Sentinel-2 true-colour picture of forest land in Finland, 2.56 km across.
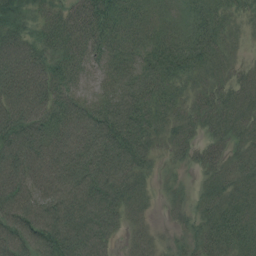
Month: July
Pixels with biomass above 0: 95%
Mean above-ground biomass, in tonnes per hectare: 64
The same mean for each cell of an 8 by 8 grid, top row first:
59 48 70 64 37 32 51 38
90 55 59 48 45 63 64 25
98 80 30 44 69 58 49 47
92 71 62 79 80 51 59 51
94 70 80 105 73 48 45 44
90 79 94 112 50 14 34 55
95 99 115 83 33 27 45 55
90 107 114 49 46 31 61 69
